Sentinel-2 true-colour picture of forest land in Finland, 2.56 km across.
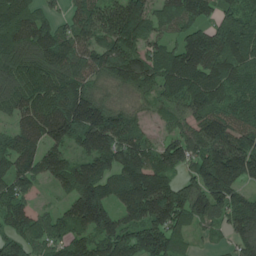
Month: June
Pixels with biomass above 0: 91%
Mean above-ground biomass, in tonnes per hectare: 151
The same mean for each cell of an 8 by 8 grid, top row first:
226 89 129 172 183 175 97 155
209 180 141 180 145 123 216 190
160 176 152 118 154 182 190 149
110 189 230 144 52 82 166 139
136 143 102 162 120 121 200 179
161 102 169 121 194 97 201 179
128 43 188 136 218 219 163 157
134 116 115 171 182 128 28 123
